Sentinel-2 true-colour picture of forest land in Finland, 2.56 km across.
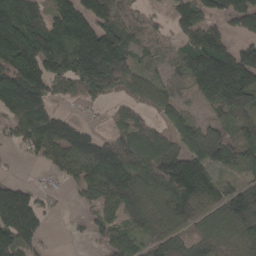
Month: April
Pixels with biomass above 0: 79%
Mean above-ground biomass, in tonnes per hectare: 104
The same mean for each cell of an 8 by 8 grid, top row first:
196 94 157 112 51 78 72 107
212 180 224 221 61 45 156 72
195 124 156 150 75 51 178 153
139 117 15 31 50 69 38 113
41 127 142 105 130 86 119 109
10 20 98 177 124 168 104 86
174 31 23 91 112 129 90 158
122 22 9 79 60 76 75 70
